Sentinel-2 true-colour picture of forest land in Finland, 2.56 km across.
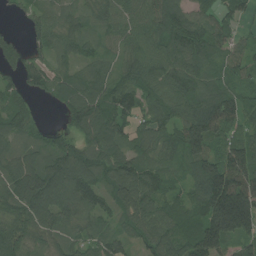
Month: July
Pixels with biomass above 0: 91%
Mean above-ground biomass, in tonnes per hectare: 86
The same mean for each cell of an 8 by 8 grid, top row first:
17 59 51 72 82 108 64 47
42 62 54 44 82 102 103 50
41 66 77 74 84 105 92 56
69 7 115 111 68 82 130 98
62 67 75 101 74 94 136 105
100 133 128 108 102 48 172 146
76 125 106 70 101 64 150 207
68 54 56 59 65 85 180 88
